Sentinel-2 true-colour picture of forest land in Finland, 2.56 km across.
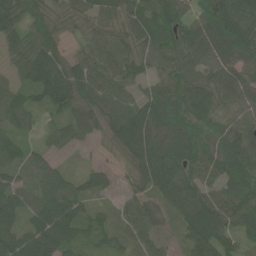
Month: June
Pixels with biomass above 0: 92%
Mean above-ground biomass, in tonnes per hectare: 70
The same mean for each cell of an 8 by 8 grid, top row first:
82 69 50 66 63 80 91 126
70 86 32 84 68 84 74 107
44 108 92 74 54 90 65 71
60 44 78 71 89 97 76 60
37 36 37 35 104 110 87 91
30 59 29 23 74 94 78 78
68 100 60 24 64 55 92 98
83 116 50 40 55 30 90 58
